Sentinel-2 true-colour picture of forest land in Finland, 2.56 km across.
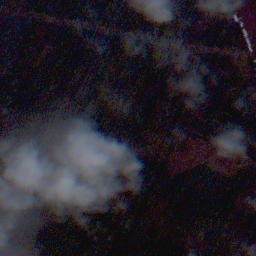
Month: November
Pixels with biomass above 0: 93%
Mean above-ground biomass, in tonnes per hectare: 97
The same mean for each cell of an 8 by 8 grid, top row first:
68 114 109 58 159 107 96 39
99 91 152 91 98 63 93 61
105 118 101 103 111 154 165 70
95 83 101 76 118 153 120 172
93 66 115 113 73 44 44 79
85 74 111 94 134 72 30 62
81 96 80 66 125 111 109 111
78 99 74 67 85 162 105 126
